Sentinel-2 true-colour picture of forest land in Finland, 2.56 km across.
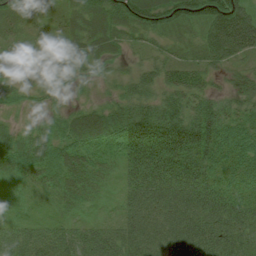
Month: July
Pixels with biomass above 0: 95%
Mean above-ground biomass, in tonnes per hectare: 56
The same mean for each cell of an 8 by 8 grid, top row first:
35 31 56 79 91 75 93 112
19 23 51 38 27 24 67 111
38 37 27 19 55 56 33 28
16 18 40 51 74 75 69 41
53 72 75 42 113 127 96 63
35 41 61 16 101 107 68 43
11 11 21 6 65 75 82 59
60 57 72 60 69 72 92 67
